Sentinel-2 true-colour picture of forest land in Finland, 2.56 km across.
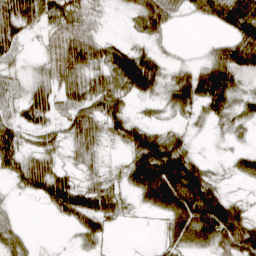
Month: March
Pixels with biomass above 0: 71%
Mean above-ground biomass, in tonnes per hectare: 40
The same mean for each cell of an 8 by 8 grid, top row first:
77 47 40 5 64 33 26 56
33 10 26 32 24 8 23 83
19 11 19 47 88 51 77 31
20 19 48 61 12 36 36 35
48 34 51 21 83 51 4 11
37 74 28 16 90 104 44 27
7 21 78 47 24 82 106 34
34 1 24 7 0 43 56 88
